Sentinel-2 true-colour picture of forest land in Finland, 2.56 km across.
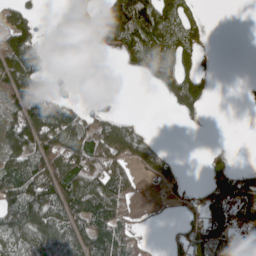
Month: May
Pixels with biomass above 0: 53%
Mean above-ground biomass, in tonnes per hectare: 60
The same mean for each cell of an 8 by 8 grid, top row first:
90 13 51 153 170 78 9 0
105 25 6 50 104 92 20 0
100 50 5 0 14 84 37 3
79 123 56 25 1 27 10 2
79 97 94 96 50 1 0 0
108 95 123 129 34 46 48 60
96 101 123 104 6 26 81 72
78 111 114 133 24 47 92 24
